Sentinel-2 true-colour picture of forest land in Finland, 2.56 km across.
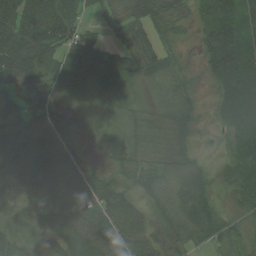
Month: August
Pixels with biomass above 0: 93%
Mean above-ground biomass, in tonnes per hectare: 50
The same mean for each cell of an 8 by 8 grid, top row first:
74 79 50 30 63 43 44 61
93 68 71 39 40 16 56 77
74 44 54 68 38 32 21 66
61 54 15 42 34 52 9 60
74 67 31 35 39 41 9 52
59 88 77 33 41 33 24 50
19 75 89 76 33 35 42 26
56 60 109 100 46 18 28 22
